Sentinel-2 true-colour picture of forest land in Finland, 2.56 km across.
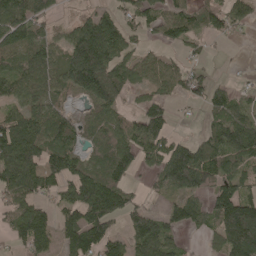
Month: May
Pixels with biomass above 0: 72%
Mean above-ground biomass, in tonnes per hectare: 86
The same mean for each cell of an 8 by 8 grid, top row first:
119 65 32 57 70 79 79 51
105 79 186 133 27 37 15 3
97 91 146 141 51 63 40 8
73 83 24 76 73 19 55 82
159 98 57 98 92 74 89 136
136 80 98 94 28 192 134 87
83 54 138 126 51 67 94 211
55 80 131 84 128 41 32 202
